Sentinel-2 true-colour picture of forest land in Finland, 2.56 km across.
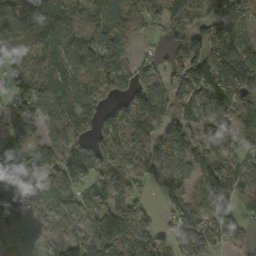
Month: October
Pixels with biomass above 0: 82%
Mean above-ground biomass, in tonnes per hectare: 95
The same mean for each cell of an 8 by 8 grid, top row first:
68 87 72 84 108 139 129 148
115 85 106 114 24 45 167 120
87 80 101 120 91 82 164 181
135 109 113 62 160 72 72 123
112 90 94 125 137 121 66 59
106 106 93 95 98 67 104 98
111 60 59 106 63 76 60 46
21 19 63 126 125 84 83 41
